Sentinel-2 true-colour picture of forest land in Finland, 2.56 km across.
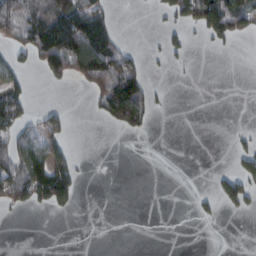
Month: February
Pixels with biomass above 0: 28%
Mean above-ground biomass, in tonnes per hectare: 39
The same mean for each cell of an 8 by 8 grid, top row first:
88 112 123 34 1 64 153 102
40 125 185 97 8 26 13 2
42 34 51 144 60 3 0 0
94 28 0 84 72 0 0 0
96 87 1 0 0 0 0 15
116 171 30 0 0 0 5 58
29 34 8 0 0 0 13 35
0 0 0 0 0 0 0 0
